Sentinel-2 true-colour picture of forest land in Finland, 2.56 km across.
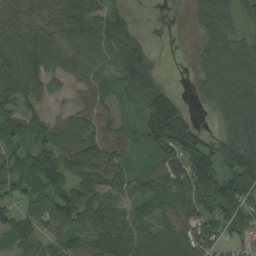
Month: August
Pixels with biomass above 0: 85%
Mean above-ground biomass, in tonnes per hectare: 89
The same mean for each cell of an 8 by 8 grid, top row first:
143 102 107 61 0 0 98 62
126 108 102 86 49 0 80 88
115 69 74 62 100 4 81 115
75 41 83 58 95 112 22 128
70 97 148 120 60 142 90 128
115 130 120 90 60 137 156 132
70 101 114 101 78 118 92 102
78 78 91 117 96 97 73 53
